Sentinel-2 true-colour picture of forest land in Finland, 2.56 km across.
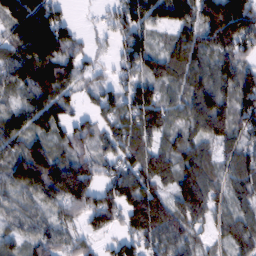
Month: February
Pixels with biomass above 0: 88%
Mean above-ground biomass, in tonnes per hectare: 81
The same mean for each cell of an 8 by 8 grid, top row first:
106 120 8 44 81 98 135 178
102 159 54 31 80 66 99 96
75 122 53 45 72 68 103 103
54 95 40 61 99 55 141 87
70 69 64 54 71 68 66 76
89 157 116 62 96 79 74 86
61 70 84 98 142 94 99 59
46 74 51 37 83 81 36 72
